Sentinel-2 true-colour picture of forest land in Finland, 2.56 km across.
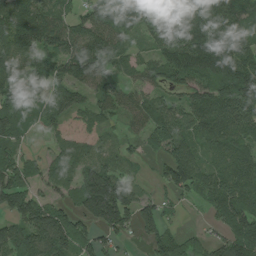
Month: July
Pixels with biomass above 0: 84%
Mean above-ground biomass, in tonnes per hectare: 97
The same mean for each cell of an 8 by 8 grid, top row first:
134 104 68 151 181 150 171 125
139 100 141 113 43 116 188 140
101 102 100 76 64 78 102 164
77 69 85 73 94 84 150 123
53 30 98 30 40 83 78 90
98 56 93 100 12 128 83 108
106 89 87 213 74 29 42 109
104 145 93 54 45 69 45 144
